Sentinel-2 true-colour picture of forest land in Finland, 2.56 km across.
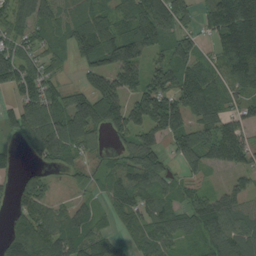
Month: August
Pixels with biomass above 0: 80%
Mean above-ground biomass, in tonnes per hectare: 88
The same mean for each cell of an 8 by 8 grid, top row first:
88 85 87 86 134 132 80 167
85 72 100 157 130 117 32 162
106 67 38 126 101 107 94 86
80 114 154 153 153 146 99 63
28 127 90 31 112 85 98 105
30 41 28 64 91 37 24 49
49 68 50 58 71 72 99 79
92 105 99 54 80 69 78 99
